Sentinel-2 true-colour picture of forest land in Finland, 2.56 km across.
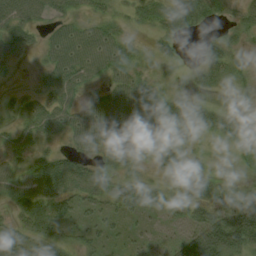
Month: August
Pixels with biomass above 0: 80%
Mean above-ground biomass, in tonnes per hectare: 35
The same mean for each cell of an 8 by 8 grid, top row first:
48 30 22 17 35 46 30 20
28 32 70 56 11 24 40 18
4 30 45 35 29 13 32 23
21 47 39 62 50 31 27 22
27 13 33 49 38 32 8 40
45 68 57 35 11 20 13 10
39 57 33 27 31 21 51 44
35 50 29 21 18 32 101 82
